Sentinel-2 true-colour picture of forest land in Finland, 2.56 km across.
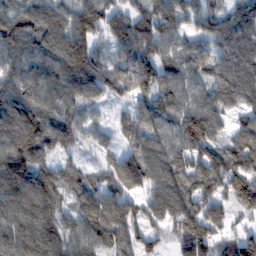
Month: February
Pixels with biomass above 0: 91%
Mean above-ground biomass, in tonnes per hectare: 104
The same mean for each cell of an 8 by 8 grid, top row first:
88 101 113 97 101 100 80 104
102 103 133 63 125 91 77 124
102 112 127 113 133 118 99 138
124 122 91 25 98 120 137 80
120 102 68 54 109 92 109 105
137 102 73 97 113 107 119 116
117 110 97 119 89 131 103 75
120 124 107 108 88 98 132 93
